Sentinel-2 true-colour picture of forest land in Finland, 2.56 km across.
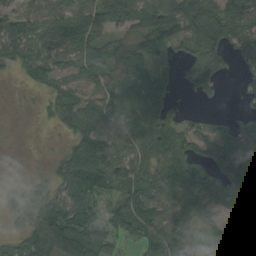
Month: August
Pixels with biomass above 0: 76%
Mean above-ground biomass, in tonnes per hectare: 78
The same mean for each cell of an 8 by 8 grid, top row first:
63 75 96 77 92 112 122 97
78 77 81 69 79 49 113 76
11 54 59 112 93 36 86 26
0 25 90 83 123 37 11 18
0 1 86 87 106 86 91 105
3 26 109 115 87 118 87 137
80 106 110 70 120 103 107 70
35 121 140 82 69 141 55 100
